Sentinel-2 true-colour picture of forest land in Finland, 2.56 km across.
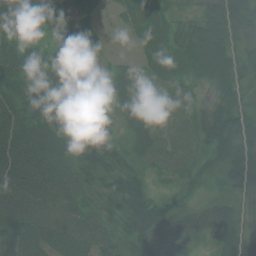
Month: July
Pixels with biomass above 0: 94%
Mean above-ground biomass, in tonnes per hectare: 51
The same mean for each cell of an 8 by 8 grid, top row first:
72 67 60 12 57 31 56 91
49 38 52 6 38 52 85 50
79 81 48 25 22 33 46 53
68 88 54 24 25 12 36 48
94 81 64 44 31 15 40 65
81 74 54 54 31 20 28 69
59 59 51 33 76 30 47 36
77 71 69 42 61 43 35 53
